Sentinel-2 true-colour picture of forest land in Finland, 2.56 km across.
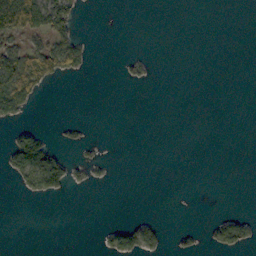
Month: October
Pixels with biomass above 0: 16%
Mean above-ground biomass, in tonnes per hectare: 17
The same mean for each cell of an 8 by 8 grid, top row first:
113 95 21 0 0 0 0 0
49 62 42 0 0 0 0 0
119 50 6 0 13 0 0 0
64 0 0 0 0 0 0 0
61 44 15 1 0 0 0 0
38 109 14 4 0 0 0 0
0 0 0 0 0 0 0 1
0 0 0 36 50 12 15 42
